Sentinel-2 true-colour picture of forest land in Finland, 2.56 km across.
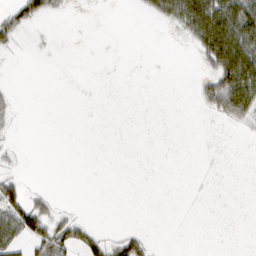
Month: February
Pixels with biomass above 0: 20%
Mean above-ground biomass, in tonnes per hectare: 14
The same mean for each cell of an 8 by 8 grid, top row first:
32 17 0 0 8 49 88 79
10 1 0 0 0 0 61 84
1 0 0 0 0 0 27 90
7 0 0 0 0 0 16 49
3 0 0 0 0 0 0 0
16 0 0 0 0 0 0 0
56 27 2 0 0 0 0 0
32 49 32 19 24 0 0 0
